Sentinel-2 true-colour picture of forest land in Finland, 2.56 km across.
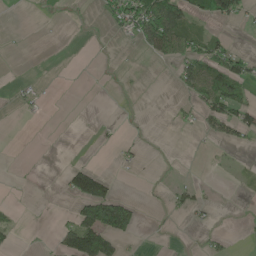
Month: May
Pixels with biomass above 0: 21%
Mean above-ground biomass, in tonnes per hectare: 22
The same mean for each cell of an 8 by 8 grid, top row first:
0 1 1 38 99 75 44 37
0 0 0 2 30 60 54 13
5 1 0 0 1 26 68 62
7 5 0 0 1 12 47 67
0 0 0 6 7 0 6 17
1 0 88 20 1 3 1 5
8 0 63 164 9 17 12 1
8 2 101 74 2 0 14 3
